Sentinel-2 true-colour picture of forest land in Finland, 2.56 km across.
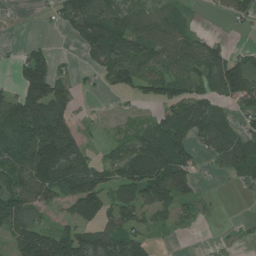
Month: July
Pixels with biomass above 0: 66%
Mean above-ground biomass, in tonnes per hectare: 67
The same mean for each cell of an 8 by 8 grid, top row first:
1 14 102 85 65 48 6 42
12 33 30 130 80 70 71 21
42 143 19 58 77 82 64 134
116 123 16 5 9 100 85 37
90 137 57 25 84 100 66 83
96 126 148 62 144 129 8 54
115 43 89 65 75 63 9 1
91 127 107 94 61 5 3 8
